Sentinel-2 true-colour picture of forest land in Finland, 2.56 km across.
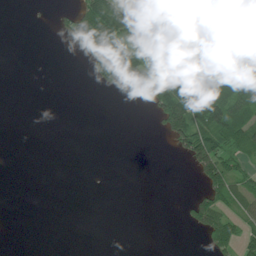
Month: July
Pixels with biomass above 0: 37%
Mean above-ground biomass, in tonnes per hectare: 36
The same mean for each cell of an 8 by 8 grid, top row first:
0 2 65 106 85 47 68 37
0 0 37 92 63 85 89 104
0 0 0 61 61 133 153 126
0 0 0 0 6 120 122 96
0 0 0 0 0 35 100 63
0 0 0 0 0 0 77 59
0 0 0 0 0 2 78 48
0 0 0 0 0 0 39 56
